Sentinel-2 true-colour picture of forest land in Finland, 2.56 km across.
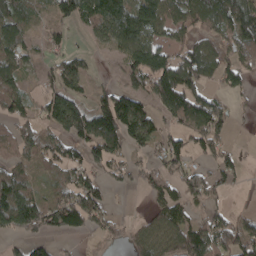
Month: April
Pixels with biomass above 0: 64%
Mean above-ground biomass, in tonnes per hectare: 83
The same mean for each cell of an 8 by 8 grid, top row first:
110 26 70 154 144 91 112 161
90 48 15 54 154 82 81 94
101 35 71 11 104 198 79 74
88 97 127 143 101 131 164 16
82 70 79 103 70 74 87 11
104 35 67 43 48 62 60 32
214 112 160 31 13 83 54 9
33 52 17 26 78 110 147 109
